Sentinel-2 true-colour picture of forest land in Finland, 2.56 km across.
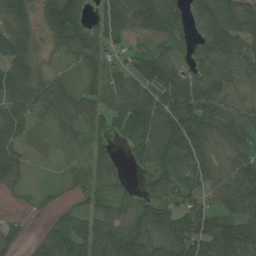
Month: August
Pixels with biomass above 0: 85%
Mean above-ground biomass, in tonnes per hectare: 58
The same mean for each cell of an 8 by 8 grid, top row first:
80 76 67 59 88 69 91 90
86 21 75 44 39 46 76 70
79 32 36 45 78 83 66 43
61 46 48 54 76 102 72 54
56 21 22 36 58 90 61 50
38 4 25 34 39 58 56 67
3 11 27 39 67 47 55 69
34 59 101 92 87 80 91 92
